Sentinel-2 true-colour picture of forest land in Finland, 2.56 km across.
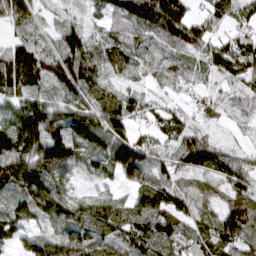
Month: March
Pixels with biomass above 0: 91%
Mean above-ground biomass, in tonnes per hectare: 88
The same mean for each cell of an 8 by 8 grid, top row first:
101 35 45 51 133 178 101 90
108 66 150 77 59 93 98 119
132 116 156 59 43 65 45 89
89 109 106 125 75 61 33 41
133 143 96 128 85 79 98 20
131 91 35 56 85 70 74 91
75 96 70 70 84 84 64 120
55 69 104 98 121 93 85 94
